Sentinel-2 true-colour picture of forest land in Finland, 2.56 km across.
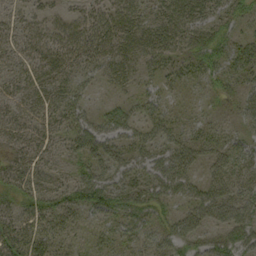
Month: September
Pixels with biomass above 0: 77%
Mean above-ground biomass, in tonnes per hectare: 33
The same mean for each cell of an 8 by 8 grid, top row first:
19 24 30 35 30 44 32 23
24 35 38 37 38 34 41 27
29 32 24 19 15 19 24 25
25 32 35 34 29 12 11 29
27 27 48 40 39 36 28 25
32 23 38 44 45 68 31 35
29 42 36 44 47 28 52 57
45 29 13 23 28 40 30 51
